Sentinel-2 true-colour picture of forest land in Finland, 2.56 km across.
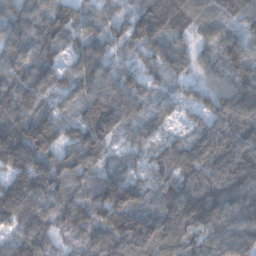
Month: December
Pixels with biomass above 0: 95%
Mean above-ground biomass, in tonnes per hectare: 104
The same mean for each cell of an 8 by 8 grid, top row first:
90 115 93 61 136 171 100 97
108 99 76 63 82 81 67 93
107 103 99 93 77 50 56 101
135 84 86 139 71 46 73 116
208 137 128 69 65 62 110 124
121 164 91 90 61 105 116 155
159 103 106 179 93 126 137 122
86 86 61 134 159 119 99 110
